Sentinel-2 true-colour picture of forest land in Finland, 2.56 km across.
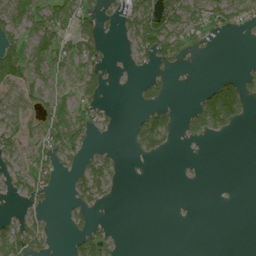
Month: July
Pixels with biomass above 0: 42%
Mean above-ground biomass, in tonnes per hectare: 40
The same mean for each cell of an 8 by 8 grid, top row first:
65 86 70 24 119 100 80 55
65 94 75 3 79 76 9 1
90 54 67 6 26 3 15 52
61 58 62 18 37 22 142 78
64 70 50 6 65 13 8 0
54 49 56 54 0 1 1 0
8 20 42 5 0 0 0 0
93 37 56 21 0 0 0 0
